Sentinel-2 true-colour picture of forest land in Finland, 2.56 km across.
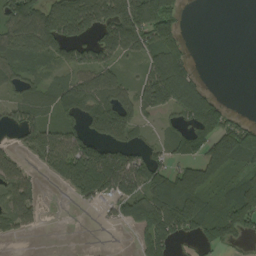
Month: August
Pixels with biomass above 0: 62%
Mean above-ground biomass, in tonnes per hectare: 71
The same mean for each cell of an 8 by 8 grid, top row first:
116 117 141 128 144 63 0 0
70 90 92 107 80 69 0 0
46 25 78 82 74 141 11 0
60 51 91 135 54 68 146 12
31 115 126 102 40 56 110 133
87 27 135 171 116 93 100 47
111 5 17 42 103 120 46 131
20 0 0 0 59 54 45 35
